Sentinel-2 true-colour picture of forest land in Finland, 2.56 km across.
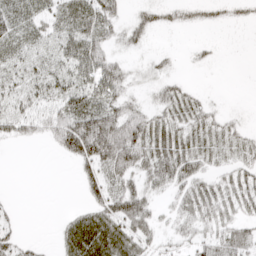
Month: April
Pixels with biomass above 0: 66%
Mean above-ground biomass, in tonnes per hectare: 34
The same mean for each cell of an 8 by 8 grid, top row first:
46 37 53 34 22 17 14 11
39 23 68 26 12 3 7 0
33 41 43 60 12 15 1 0
38 43 66 63 35 41 24 6
16 18 102 118 68 54 37 28
0 0 29 48 38 50 30 35
7 0 19 60 39 26 49 36
27 3 70 72 34 25 44 47
